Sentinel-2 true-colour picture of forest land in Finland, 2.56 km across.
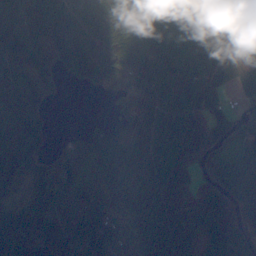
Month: October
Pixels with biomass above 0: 88%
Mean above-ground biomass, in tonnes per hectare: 80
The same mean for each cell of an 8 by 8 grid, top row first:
78 127 122 85 85 82 71 40
95 112 136 102 82 100 83 54
78 61 71 68 66 117 112 76
75 30 0 20 74 108 95 51
107 31 42 70 70 91 93 80
66 79 52 63 61 71 64 138
43 71 75 71 121 68 75 79
135 131 109 112 68 109 64 64
